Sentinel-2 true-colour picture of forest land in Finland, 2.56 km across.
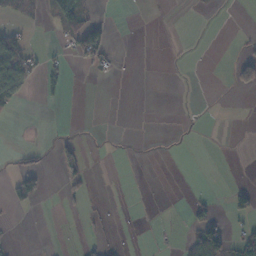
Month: November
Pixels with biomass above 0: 13%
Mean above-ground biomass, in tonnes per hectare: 12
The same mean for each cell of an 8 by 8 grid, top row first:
19 20 42 2 0 0 1 0
51 3 58 15 0 0 0 3
72 36 1 4 0 0 0 51
7 0 0 0 0 0 0 0
1 3 28 2 1 0 0 0
43 16 35 0 0 0 0 0
11 0 7 2 0 1 29 32
1 0 7 4 1 6 90 33
